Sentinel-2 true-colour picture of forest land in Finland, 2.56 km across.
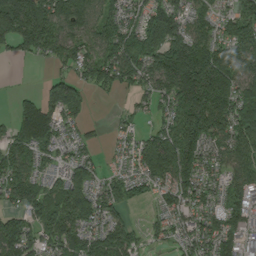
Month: August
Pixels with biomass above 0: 82%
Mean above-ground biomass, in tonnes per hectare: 113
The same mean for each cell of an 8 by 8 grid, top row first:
221 183 145 82 92 122 72 124
99 99 89 132 167 190 147 154
1 49 82 104 99 220 267 143
62 145 105 11 41 161 254 206
112 88 64 24 115 214 135 160
126 67 107 42 96 159 71 100
69 118 163 95 16 82 79 107
161 87 109 148 39 46 103 89
